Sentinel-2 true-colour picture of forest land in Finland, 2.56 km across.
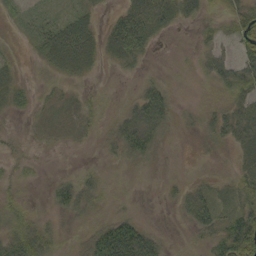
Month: September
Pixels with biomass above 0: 63%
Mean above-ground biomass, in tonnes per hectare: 20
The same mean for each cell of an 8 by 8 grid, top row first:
17 14 23 11 47 27 12 31
5 38 53 30 26 1 16 25
17 6 10 1 11 3 16 37
13 8 12 9 62 14 14 33
4 5 3 15 52 2 9 31
9 3 14 3 2 3 6 20
16 10 24 7 1 12 40 31
36 25 10 89 57 3 23 87
